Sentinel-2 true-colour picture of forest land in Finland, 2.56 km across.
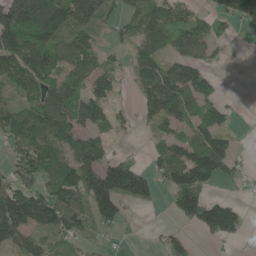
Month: May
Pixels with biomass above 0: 67%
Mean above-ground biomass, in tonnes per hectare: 77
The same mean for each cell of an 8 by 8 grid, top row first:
148 157 97 47 88 103 68 83
135 112 94 30 81 76 63 5
87 107 78 64 93 135 70 0
80 125 75 49 41 110 89 6
65 94 98 38 7 75 117 15
60 99 138 147 88 100 127 29
165 148 110 106 19 62 111 39
93 50 53 12 3 39 18 25
